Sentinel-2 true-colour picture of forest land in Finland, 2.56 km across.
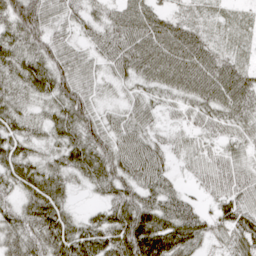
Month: April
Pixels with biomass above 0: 92%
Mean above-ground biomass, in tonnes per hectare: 45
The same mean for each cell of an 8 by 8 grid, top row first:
76 48 33 37 54 29 19 14
52 55 32 50 61 60 39 17
50 64 54 27 37 54 63 49
46 36 64 25 41 22 46 50
50 33 64 56 48 25 30 36
52 55 34 58 52 19 39 40
38 66 11 45 61 50 19 49
50 60 64 62 93 71 27 45
